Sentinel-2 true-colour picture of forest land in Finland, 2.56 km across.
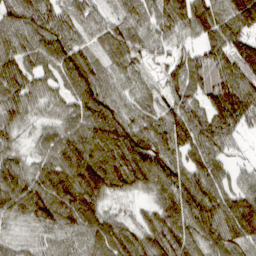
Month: March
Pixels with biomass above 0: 95%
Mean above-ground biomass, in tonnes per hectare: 97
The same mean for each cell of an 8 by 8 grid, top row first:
93 86 85 57 80 124 132 125
94 105 84 84 75 53 83 105
115 69 137 71 51 91 115 126
93 48 101 109 73 115 118 152
54 71 133 146 126 111 115 37
98 99 145 139 119 103 105 42
105 125 125 34 34 106 114 125
52 67 75 111 93 114 96 114
